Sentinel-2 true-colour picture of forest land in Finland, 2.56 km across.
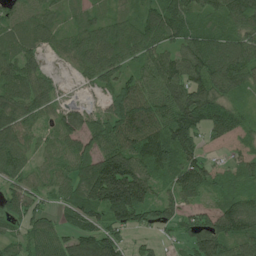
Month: July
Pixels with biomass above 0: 87%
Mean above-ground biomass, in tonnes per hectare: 92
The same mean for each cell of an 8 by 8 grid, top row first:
53 56 57 54 81 103 75 112
83 45 94 114 92 79 112 108
111 50 33 80 99 132 136 101
105 59 61 90 158 136 113 57
100 52 79 107 122 123 88 139
76 65 96 226 121 98 105 62
76 47 106 170 112 75 57 108
52 90 111 98 28 32 120 100
